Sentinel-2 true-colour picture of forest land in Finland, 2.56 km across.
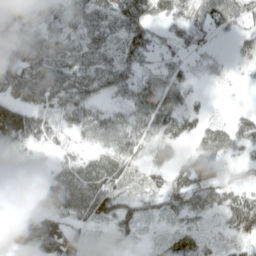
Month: April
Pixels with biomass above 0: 83%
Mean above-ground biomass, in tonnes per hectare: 58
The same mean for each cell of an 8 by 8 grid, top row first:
75 43 72 77 78 53 64 52
61 75 67 51 68 36 22 24
85 103 78 67 44 57 18 5
123 81 66 32 67 71 19 20
60 42 29 52 48 47 42 47
20 36 80 81 36 55 79 21
54 54 85 81 50 53 52 87
135 169 64 44 13 46 27 40
